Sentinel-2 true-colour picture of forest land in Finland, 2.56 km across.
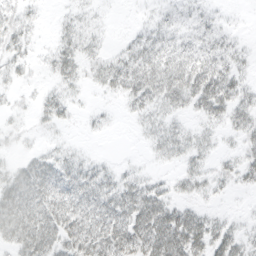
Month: March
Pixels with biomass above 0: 69%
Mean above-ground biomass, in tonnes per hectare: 22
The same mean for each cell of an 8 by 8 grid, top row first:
18 2 14 2 4 11 9 1
19 8 27 7 27 26 25 11
11 8 17 29 38 37 43 22
8 23 6 4 20 17 27 25
7 8 4 0 7 26 15 15
28 40 35 18 13 14 18 20
51 48 45 45 48 28 9 2
36 42 51 55 50 54 37 22
